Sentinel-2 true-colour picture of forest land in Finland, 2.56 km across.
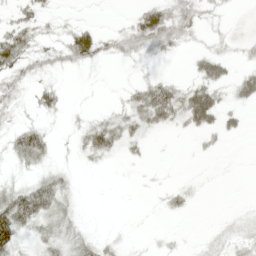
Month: April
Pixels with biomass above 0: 49%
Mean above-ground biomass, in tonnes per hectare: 19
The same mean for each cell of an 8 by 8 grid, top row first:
17 12 3 1 46 49 16 1
51 20 61 21 33 21 11 8
26 12 1 1 14 13 49 36
15 19 5 13 44 45 73 19
31 26 20 37 14 1 8 2
10 23 4 1 2 2 2 1
65 45 10 0 1 13 0 4
42 31 27 8 3 4 7 18
